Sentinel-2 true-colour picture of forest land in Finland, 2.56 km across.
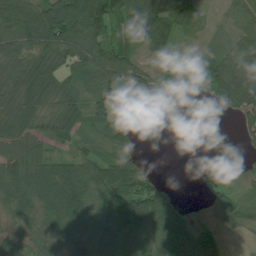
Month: July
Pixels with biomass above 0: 75%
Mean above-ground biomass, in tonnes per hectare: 61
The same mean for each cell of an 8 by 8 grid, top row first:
90 121 200 80 117 92 18 76
68 80 82 84 46 34 28 86
60 77 56 78 48 26 56 123
51 43 54 48 2 0 2 59
55 30 36 39 7 0 0 10
85 99 99 96 75 1 26 24
88 101 98 85 118 40 9 59
68 80 74 87 91 87 40 4
